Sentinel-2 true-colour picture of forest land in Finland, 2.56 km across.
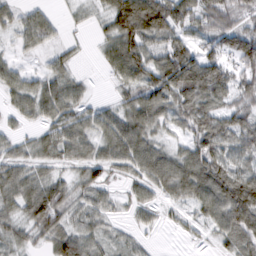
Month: February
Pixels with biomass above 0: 83%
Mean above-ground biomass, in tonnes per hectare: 60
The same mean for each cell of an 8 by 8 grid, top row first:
38 29 14 81 147 91 82 72
22 27 10 59 79 72 48 103
48 54 26 23 80 127 137 68
36 58 48 42 84 67 76 68
37 61 61 67 69 27 80 59
70 47 41 31 59 85 104 81
60 126 46 29 34 26 67 110
46 59 75 33 17 4 17 70
